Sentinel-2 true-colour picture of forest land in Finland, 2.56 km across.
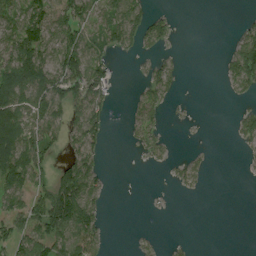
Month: August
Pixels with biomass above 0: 46%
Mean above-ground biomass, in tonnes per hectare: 41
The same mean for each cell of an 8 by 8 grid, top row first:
65 81 68 64 59 13 0 5
93 73 85 47 35 6 0 69
116 89 96 40 31 27 0 72
100 86 70 23 37 3 0 22
107 50 64 4 35 5 2 16
96 43 96 4 0 15 11 1
53 88 97 2 1 0 0 0
75 94 84 5 9 5 0 0
